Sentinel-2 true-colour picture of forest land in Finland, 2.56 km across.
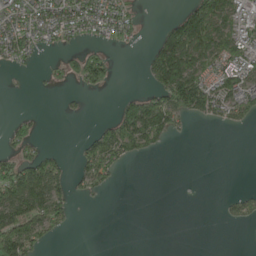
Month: May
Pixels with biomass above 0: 42%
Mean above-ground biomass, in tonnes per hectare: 56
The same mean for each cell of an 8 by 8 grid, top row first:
82 89 106 88 14 39 186 85
97 30 34 24 17 199 132 128
3 15 76 34 19 204 95 106
6 1 9 26 207 127 88 73
45 7 30 132 89 6 0 0
130 130 41 43 0 0 0 0
143 117 3 0 0 0 0 46
154 35 0 0 0 0 0 0
